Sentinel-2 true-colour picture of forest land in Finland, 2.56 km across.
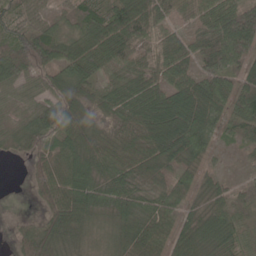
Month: May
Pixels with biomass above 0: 87%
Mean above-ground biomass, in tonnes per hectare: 59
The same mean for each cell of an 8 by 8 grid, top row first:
62 33 57 74 86 37 54 99
92 96 72 74 48 54 65 93
73 74 80 39 72 66 74 62
25 85 65 52 80 113 89 72
28 66 61 52 61 94 47 28
0 78 66 57 43 43 25 9
0 59 69 53 49 36 44 45
37 78 33 40 71 51 60 48
